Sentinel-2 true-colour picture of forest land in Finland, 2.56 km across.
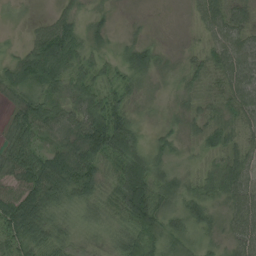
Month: August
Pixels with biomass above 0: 90%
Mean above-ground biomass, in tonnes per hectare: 47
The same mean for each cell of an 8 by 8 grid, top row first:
10 20 32 14 6 2 48 46
11 106 61 18 48 13 34 63
60 84 52 34 40 25 35 82
39 60 58 66 21 23 35 59
45 33 72 101 41 34 43 42
57 88 85 31 75 58 43 60
81 60 36 32 73 42 52 62
52 58 26 28 51 47 27 54
